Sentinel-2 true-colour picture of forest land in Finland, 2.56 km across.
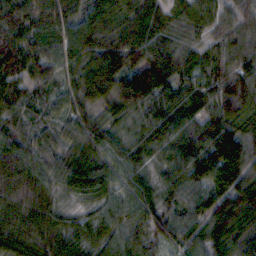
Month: October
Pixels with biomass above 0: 98%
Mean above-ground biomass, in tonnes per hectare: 76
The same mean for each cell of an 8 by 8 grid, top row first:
68 85 75 80 91 49 59 54
84 83 70 91 96 70 49 60
80 57 70 116 141 78 57 80
69 45 62 53 66 87 67 93
84 55 71 59 50 77 108 123
118 62 83 66 53 70 135 116
96 66 34 62 77 59 104 96
104 88 64 60 59 56 76 66
